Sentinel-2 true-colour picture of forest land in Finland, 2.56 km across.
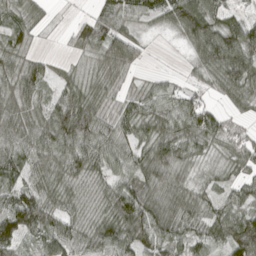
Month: April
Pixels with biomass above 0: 86%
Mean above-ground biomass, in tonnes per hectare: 59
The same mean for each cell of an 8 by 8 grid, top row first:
50 21 16 75 39 73 87 41
46 2 47 93 35 3 84 128
75 40 33 40 18 14 33 77
59 53 94 36 67 70 57 26
65 82 98 77 65 86 55 55
62 59 53 55 69 54 22 42
92 81 33 67 99 60 52 68
73 68 64 87 79 61 56 109
